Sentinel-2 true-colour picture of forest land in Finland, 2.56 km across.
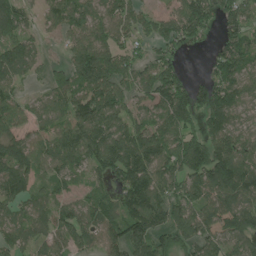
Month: July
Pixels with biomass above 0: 83%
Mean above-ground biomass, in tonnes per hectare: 98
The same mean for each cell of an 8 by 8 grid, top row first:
97 58 95 87 54 85 111 106
104 25 94 95 40 54 24 124
74 45 122 140 92 96 78 106
86 71 108 111 68 162 135 75
94 99 129 126 131 117 130 85
140 56 56 96 125 122 159 143
77 71 78 97 128 125 116 138
94 86 77 77 132 98 119 108
